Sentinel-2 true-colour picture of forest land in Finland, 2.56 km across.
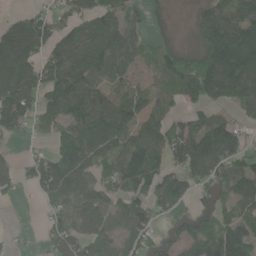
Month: June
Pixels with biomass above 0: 74%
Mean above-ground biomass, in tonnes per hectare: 88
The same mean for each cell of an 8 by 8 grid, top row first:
26 55 72 84 47 9 90 97
127 80 121 131 43 63 128 211
140 107 139 83 42 103 166 170
139 85 125 132 94 53 50 41
12 30 148 105 126 98 132 64
62 132 131 75 155 93 94 94
3 41 61 65 79 67 45 78
18 39 91 64 57 54 102 169
